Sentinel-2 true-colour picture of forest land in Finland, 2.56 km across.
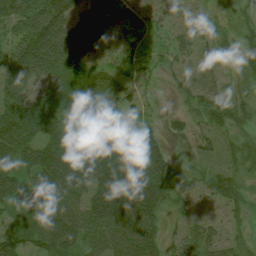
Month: July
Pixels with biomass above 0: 85%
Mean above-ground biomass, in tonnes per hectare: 58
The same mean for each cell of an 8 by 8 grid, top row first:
82 108 59 61 43 37 21 29
72 100 68 28 30 38 35 37
65 63 69 54 16 17 29 17
102 99 77 57 29 19 55 31
81 77 96 106 68 4 31 29
66 87 85 158 125 66 40 33
36 66 71 141 96 29 22 24
51 74 59 73 74 34 51 22
